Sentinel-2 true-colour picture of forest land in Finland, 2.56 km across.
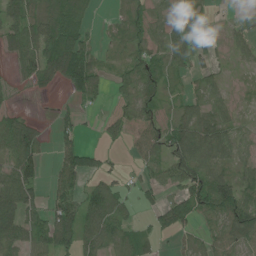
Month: June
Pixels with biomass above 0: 68%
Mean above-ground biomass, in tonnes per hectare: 49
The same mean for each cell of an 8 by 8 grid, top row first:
61 76 38 18 46 55 28 10
46 79 66 16 56 59 27 30
17 38 67 24 77 24 28 6
23 1 27 18 56 33 45 16
113 17 47 11 54 82 82 40
84 25 77 32 24 57 76 39
95 72 76 81 21 74 59 102
70 74 81 71 36 20 37 89
